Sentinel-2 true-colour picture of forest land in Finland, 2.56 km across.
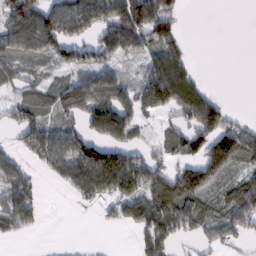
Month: February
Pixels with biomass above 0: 62%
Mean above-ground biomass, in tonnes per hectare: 71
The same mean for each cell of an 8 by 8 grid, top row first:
116 117 141 128 144 63 0 0
70 90 92 107 80 69 0 0
46 25 78 82 74 141 11 0
60 51 91 135 54 68 146 12
31 115 126 102 40 56 110 133
87 27 135 171 116 93 100 47
111 5 17 42 103 120 46 131
20 0 0 0 59 54 45 35
